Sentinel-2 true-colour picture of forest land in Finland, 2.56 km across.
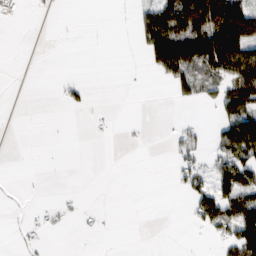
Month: February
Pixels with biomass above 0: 27%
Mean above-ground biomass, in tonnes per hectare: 33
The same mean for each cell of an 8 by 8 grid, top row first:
17 3 0 0 51 120 144 168
0 0 0 0 53 182 170 143
0 0 11 0 1 60 50 106
0 0 7 2 0 0 3 107
0 1 0 1 5 32 21 130
0 2 0 0 0 22 41 111
1 16 11 1 0 0 91 107
6 11 1 0 0 1 9 103
